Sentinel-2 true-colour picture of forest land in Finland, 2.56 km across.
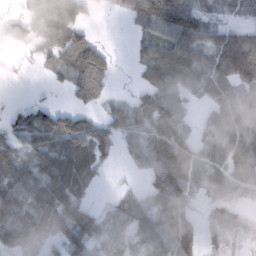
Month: February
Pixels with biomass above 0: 74%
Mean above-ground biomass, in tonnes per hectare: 72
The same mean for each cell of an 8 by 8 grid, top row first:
42 90 58 11 112 85 37 24
28 54 95 16 53 111 97 163
4 13 86 32 44 97 99 120
42 60 52 36 120 94 64 82
59 72 110 64 118 136 76 86
77 101 86 9 46 128 60 62
126 87 127 36 80 130 58 48
74 52 112 37 71 112 35 23
